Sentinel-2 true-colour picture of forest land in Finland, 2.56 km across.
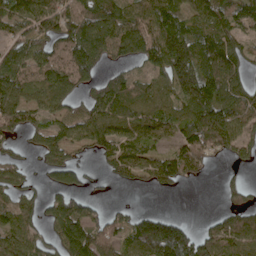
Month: May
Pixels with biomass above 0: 74%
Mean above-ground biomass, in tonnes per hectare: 84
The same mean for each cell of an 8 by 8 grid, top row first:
95 105 121 108 91 105 103 84
72 74 127 98 104 178 126 68
83 94 78 59 47 135 175 86
94 67 56 95 78 75 187 88
26 76 60 76 65 71 157 75
59 39 44 28 45 75 19 14
71 58 80 25 14 1 1 68
84 51 152 99 177 239 99 86
